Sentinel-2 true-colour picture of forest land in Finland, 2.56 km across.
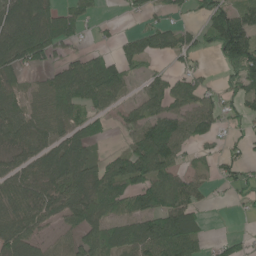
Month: June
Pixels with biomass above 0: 67%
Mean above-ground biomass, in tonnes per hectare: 69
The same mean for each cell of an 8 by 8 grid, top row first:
108 101 52 5 28 26 78 79
131 109 24 26 59 66 49 179
45 54 140 120 34 47 24 78
68 80 55 43 59 69 59 38
73 76 95 10 109 87 34 16
83 90 98 91 107 74 26 40
97 76 101 75 96 119 18 10
103 29 69 68 108 132 28 40
